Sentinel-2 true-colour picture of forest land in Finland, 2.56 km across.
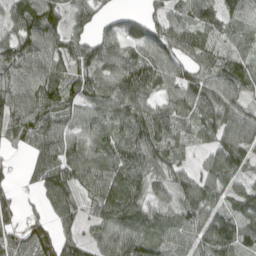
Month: April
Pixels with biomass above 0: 88%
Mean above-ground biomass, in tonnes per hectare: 77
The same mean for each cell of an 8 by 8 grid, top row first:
76 101 69 37 52 52 69 65
99 79 72 84 85 84 71 66
82 93 68 85 109 88 92 90
90 84 72 80 75 74 99 90
39 103 77 82 94 54 47 112
19 100 84 91 78 64 66 65
50 53 53 95 82 86 92 57
73 81 58 101 100 66 95 86
